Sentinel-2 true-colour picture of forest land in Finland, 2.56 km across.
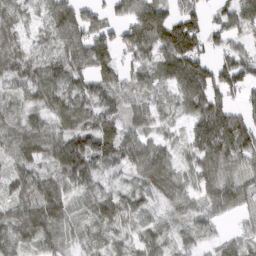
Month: March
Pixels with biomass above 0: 88%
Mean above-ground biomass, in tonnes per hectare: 64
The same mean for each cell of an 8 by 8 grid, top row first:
41 54 60 33 93 66 47 76
53 55 83 74 72 130 59 43
63 82 61 60 42 87 105 97
61 61 79 60 50 34 118 63
69 81 97 96 64 33 110 125
44 54 100 28 62 59 79 65
53 80 48 54 34 41 54 41
70 66 48 37 40 32 38 36
